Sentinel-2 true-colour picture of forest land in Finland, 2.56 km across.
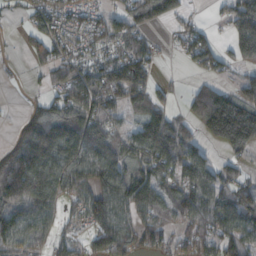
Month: October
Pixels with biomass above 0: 74%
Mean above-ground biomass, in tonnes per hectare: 85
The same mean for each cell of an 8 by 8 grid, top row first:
15 98 47 47 80 56 9 117
9 71 53 59 57 23 86 90
3 36 97 125 99 9 43 48
3 103 131 66 107 37 175 175
72 176 138 99 130 130 51 140
162 130 103 111 123 99 72 44
114 84 63 117 116 94 110 140
82 48 49 127 87 69 103 108
